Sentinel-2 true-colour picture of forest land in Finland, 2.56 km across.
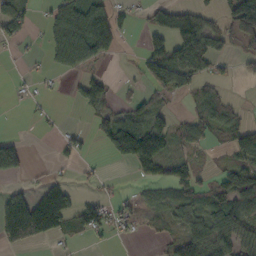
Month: October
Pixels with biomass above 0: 49%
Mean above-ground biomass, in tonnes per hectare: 47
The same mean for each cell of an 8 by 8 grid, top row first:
68 35 113 67 17 74 36 129
10 41 132 44 35 85 79 39
3 7 32 16 38 69 44 15
0 7 14 40 57 16 53 18
48 0 28 80 123 41 22 58
37 14 7 5 30 49 18 65
101 167 58 31 24 49 66 93
78 43 13 15 9 50 106 78
